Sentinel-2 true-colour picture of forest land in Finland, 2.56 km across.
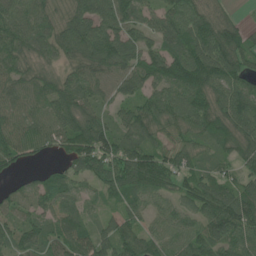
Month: June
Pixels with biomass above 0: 91%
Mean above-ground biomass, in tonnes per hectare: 85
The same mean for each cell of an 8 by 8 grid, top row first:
89 85 113 127 63 103 86 18
85 76 131 134 85 95 128 99
74 64 91 86 87 123 133 98
80 84 98 46 82 94 110 112
92 68 104 98 89 52 54 89
25 47 66 89 135 85 61 56
70 62 56 38 62 59 94 112
73 81 82 87 81 75 117 89
